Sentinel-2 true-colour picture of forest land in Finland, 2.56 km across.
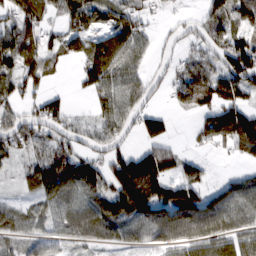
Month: February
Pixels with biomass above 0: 71%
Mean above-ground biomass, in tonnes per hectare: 72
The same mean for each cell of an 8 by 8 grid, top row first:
92 43 96 70 53 17 56 77
107 71 58 100 51 34 76 107
86 46 39 97 58 58 96 119
57 85 21 80 68 36 64 112
76 54 56 70 53 29 40 125
22 111 112 101 184 79 23 33
46 65 79 105 124 125 88 73
58 56 50 41 57 71 81 69
